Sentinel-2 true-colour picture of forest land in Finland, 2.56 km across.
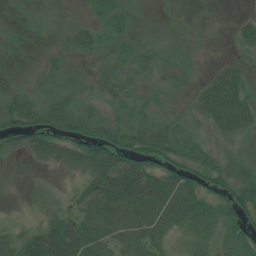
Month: July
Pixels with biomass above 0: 73%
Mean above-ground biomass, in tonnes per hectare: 35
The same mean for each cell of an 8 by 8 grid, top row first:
3 4 7 37 6 1 4 11
1 6 27 22 18 13 4 23
6 21 16 36 21 34 26 40
48 44 47 33 30 19 46 52
32 55 70 75 59 52 27 29
6 6 30 101 90 53 40 45
6 24 45 83 78 68 44 46
38 79 78 56 56 17 22 36
